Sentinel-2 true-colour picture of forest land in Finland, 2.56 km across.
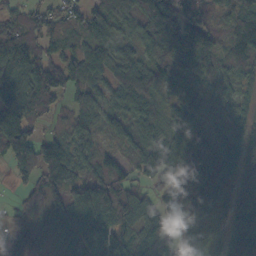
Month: October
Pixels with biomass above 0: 89%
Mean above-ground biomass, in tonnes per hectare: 89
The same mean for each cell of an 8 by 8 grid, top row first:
54 54 65 93 99 152 57 106
99 52 61 89 70 123 122 71
98 142 99 73 138 69 58 56
149 63 71 66 92 75 60 53
158 86 58 49 90 101 98 87
46 98 69 101 80 159 159 109
31 69 66 117 101 124 91 114
70 40 61 136 78 60 63 193
